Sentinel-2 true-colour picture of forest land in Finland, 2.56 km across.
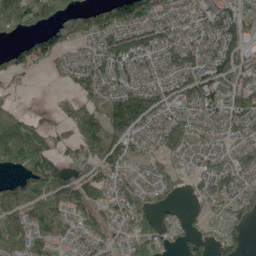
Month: May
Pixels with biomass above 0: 78%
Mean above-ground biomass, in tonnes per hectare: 82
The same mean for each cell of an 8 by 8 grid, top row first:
165 98 92 136 126 88 96 85
51 102 49 118 118 103 100 73
35 12 86 115 82 100 104 82
49 17 95 153 158 88 101 117
135 64 106 142 63 75 41 60
41 110 71 77 54 38 72 89
90 89 75 68 76 24 42 82
62 77 45 48 96 39 47 46
